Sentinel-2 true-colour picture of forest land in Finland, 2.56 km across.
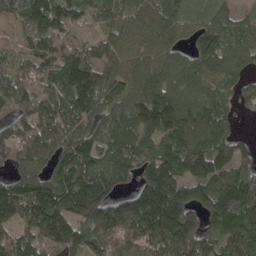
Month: April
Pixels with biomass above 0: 90%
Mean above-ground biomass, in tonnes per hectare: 129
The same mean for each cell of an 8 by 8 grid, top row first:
82 155 74 87 130 103 56 61
50 149 92 100 89 83 139 111
119 107 184 127 119 119 103 80
91 131 148 117 148 151 129 45
121 142 170 109 109 149 133 71
91 122 220 136 133 187 125 142
142 226 196 157 226 221 134 173
132 153 141 157 150 189 78 137
